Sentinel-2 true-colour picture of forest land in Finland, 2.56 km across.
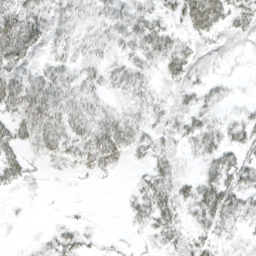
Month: March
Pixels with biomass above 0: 77%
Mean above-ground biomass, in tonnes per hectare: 23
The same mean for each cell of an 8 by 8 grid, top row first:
40 38 17 27 28 24 57 29
59 30 21 20 35 28 13 8
48 38 25 21 19 23 14 4
45 53 30 17 20 22 18 8
29 44 35 48 22 19 27 23
24 6 12 8 15 24 24 31
2 1 3 0 25 31 40 29
1 9 14 3 6 20 20 9
